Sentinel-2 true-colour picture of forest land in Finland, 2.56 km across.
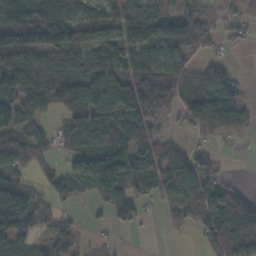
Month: November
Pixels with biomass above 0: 72%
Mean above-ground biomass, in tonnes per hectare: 68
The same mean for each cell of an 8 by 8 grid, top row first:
95 83 57 52 88 94 38 33
133 133 107 96 105 97 27 6
107 91 81 124 102 75 68 19
98 41 86 130 87 36 104 67
83 37 54 85 67 26 17 6
63 34 81 148 94 97 71 4
168 42 8 62 23 58 59 74
86 54 27 6 1 4 50 118
